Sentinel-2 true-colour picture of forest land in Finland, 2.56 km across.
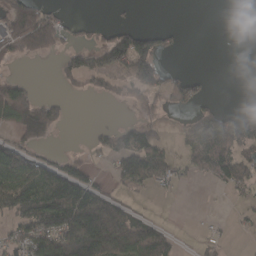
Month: March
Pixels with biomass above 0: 44%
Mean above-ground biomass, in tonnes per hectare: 55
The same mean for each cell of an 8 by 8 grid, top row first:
102 70 7 2 0 0 0 0
70 74 46 144 96 20 0 0
51 0 59 48 100 43 13 0
149 93 0 1 31 20 55 16
45 24 3 61 89 20 107 85
114 76 72 33 81 41 50 63
107 155 160 86 9 0 1 12
64 131 183 157 116 23 15 2
